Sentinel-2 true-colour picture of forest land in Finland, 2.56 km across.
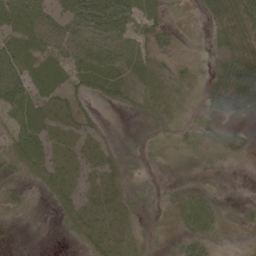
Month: June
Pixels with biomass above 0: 80%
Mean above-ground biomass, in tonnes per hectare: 24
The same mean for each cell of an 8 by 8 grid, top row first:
26 38 63 74 27 11 21 34
33 34 59 57 19 23 15 31
63 18 19 24 11 29 29 67
30 31 24 3 12 25 35 37
23 22 18 10 18 20 23 47
17 23 17 23 8 12 8 2
16 9 27 26 15 18 18 9
1 3 18 22 15 13 15 6
